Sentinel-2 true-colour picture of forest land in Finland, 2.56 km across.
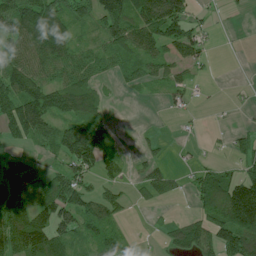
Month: July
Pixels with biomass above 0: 63%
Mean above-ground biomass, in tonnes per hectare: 63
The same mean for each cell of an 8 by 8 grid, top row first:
109 139 70 130 129 139 10 4
79 117 43 75 76 76 18 0
95 64 73 24 46 37 12 0
116 132 120 10 0 17 3 3
30 45 149 60 9 2 7 41
89 65 71 34 36 27 83 70
124 129 85 62 10 4 66 199
142 144 45 65 6 57 54 68
